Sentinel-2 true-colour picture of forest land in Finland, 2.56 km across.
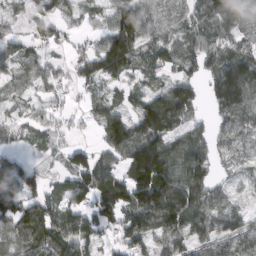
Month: March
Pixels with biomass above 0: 80%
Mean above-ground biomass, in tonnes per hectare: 80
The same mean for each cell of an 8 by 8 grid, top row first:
27 75 33 68 97 60 104 92
42 50 26 142 69 65 92 72
45 46 58 57 41 72 67 154
23 43 28 61 116 139 42 107
23 41 28 93 156 99 85 46
127 31 118 97 168 133 76 26
100 101 88 136 156 152 109 44
88 122 96 40 88 75 74 86
